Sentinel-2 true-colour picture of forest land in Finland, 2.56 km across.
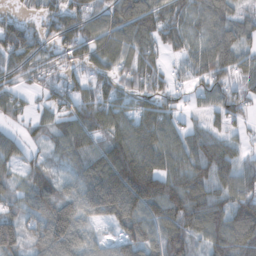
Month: November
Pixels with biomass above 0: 85%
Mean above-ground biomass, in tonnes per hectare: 84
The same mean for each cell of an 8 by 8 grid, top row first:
46 71 98 104 108 87 90 50
141 67 89 96 81 57 79 79
55 46 55 60 71 34 67 53
47 42 88 95 90 52 40 51
55 45 89 94 109 74 95 39
52 72 97 176 186 105 101 101
58 122 106 156 119 114 118 105
103 119 84 46 96 63 76 96
